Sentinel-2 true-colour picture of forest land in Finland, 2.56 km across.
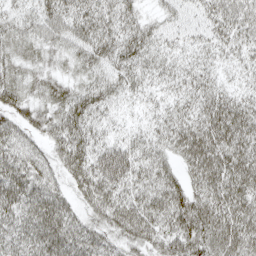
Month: April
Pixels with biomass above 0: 92%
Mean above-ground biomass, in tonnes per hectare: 48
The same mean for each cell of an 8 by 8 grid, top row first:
35 52 53 47 27 27 41 50
33 37 45 52 46 26 31 37
37 32 28 43 35 33 35 24
46 41 56 23 19 38 58 63
47 34 54 42 37 50 76 68
69 42 53 71 43 37 73 74
59 67 31 62 61 64 70 67
53 70 57 35 44 62 63 71
